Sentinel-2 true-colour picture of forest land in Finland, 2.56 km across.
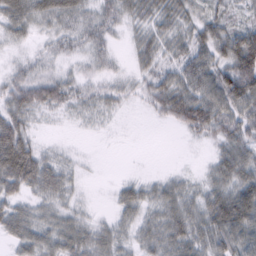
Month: February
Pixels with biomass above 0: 81%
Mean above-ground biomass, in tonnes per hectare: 43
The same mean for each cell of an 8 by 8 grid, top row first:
58 51 47 43 49 54 46 27
17 22 31 24 44 44 60 122
44 51 35 29 34 52 67 116
57 29 28 23 12 61 80 66
91 12 3 1 0 1 22 65
79 60 14 2 11 18 27 64
39 33 21 17 44 54 64 100
36 41 52 45 36 56 58 72
